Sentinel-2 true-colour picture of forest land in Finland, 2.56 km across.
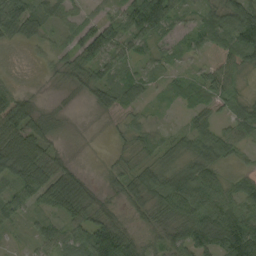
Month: September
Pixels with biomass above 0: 86%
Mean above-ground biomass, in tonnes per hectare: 45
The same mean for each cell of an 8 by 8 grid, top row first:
36 43 24 29 106 43 36 79
14 19 57 61 32 25 29 83
9 9 40 55 38 23 45 24
86 18 3 30 21 9 34 38
84 50 9 14 30 29 66 44
67 74 30 24 50 61 72 25
54 38 69 20 44 81 92 58
6 46 71 120 21 53 72 120
